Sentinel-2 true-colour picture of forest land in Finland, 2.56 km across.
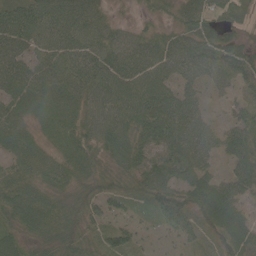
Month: June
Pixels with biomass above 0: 91%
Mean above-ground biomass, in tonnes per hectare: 58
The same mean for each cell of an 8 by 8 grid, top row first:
59 77 75 22 18 40 64 48
57 55 64 63 67 65 85 59
74 65 61 69 68 55 54 51
55 64 58 66 80 86 26 34
48 41 62 68 68 95 57 74
56 59 52 40 66 87 58 64
75 69 49 38 35 75 74 58
56 52 50 56 17 32 20 70
